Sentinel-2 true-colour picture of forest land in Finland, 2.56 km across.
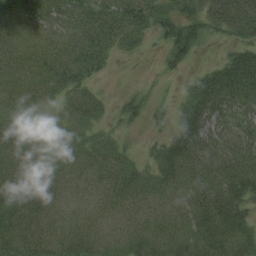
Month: August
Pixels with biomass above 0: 84%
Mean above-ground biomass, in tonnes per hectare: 31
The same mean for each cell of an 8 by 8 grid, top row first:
34 38 46 49 44 28 41 70
35 38 48 29 12 42 7 39
29 38 38 4 5 6 42 80
23 9 26 10 20 16 48 47
28 17 21 17 5 33 38 41
30 18 20 27 18 35 41 53
28 24 17 20 24 26 49 39
41 34 29 23 29 34 44 43
